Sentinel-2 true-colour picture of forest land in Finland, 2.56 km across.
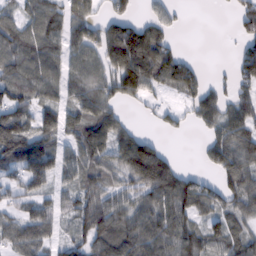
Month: February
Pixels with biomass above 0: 74%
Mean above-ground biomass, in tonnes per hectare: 69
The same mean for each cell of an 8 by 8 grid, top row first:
52 106 69 57 29 22 0 63
94 96 75 112 138 33 0 33
82 88 78 83 116 97 26 57
94 62 82 62 15 29 78 74
120 65 78 84 86 1 48 94
44 76 65 55 122 92 28 94
40 51 65 77 71 101 66 61
76 56 58 90 105 97 73 64
